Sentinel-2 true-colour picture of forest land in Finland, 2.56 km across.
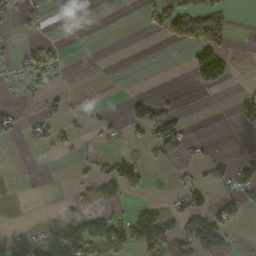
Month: October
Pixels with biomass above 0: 27%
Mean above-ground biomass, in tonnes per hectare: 27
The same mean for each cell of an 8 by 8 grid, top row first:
41 15 0 0 27 101 98 1
18 32 0 0 0 15 98 2
20 27 0 0 0 0 90 4
19 17 13 3 41 28 1 32
9 36 14 15 25 47 6 1
0 0 20 59 39 12 22 39
1 2 65 27 26 27 54 34
5 18 66 56 72 61 100 9
